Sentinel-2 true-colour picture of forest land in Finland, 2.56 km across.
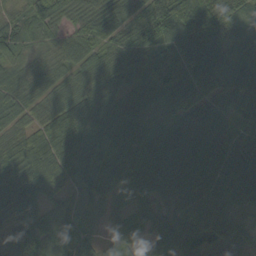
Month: September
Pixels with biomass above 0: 97%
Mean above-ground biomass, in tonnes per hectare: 71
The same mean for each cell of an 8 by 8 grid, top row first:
40 93 55 70 80 109 86 49
56 46 69 60 95 102 109 73
53 57 59 65 74 109 96 74
59 63 93 81 52 58 82 74
66 79 93 76 70 87 76 64
119 73 58 79 86 82 75 69
94 57 47 35 49 52 70 43
86 93 81 38 34 75 76 51
